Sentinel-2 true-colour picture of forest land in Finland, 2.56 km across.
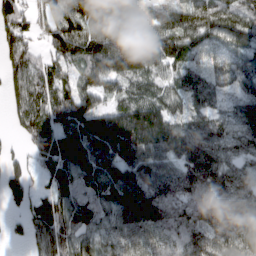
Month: March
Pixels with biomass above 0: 90%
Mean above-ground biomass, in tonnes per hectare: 112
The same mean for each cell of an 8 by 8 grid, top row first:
106 98 162 201 56 85 111 107
117 71 145 165 160 133 87 104
90 112 89 113 95 85 83 102
75 125 156 112 149 76 85 56
23 138 166 197 169 141 118 62
84 75 108 143 163 156 178 77
41 125 102 124 207 160 155 121
20 114 82 80 90 78 93 91
